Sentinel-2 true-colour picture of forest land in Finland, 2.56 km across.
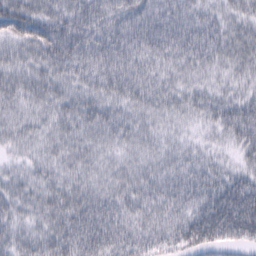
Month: February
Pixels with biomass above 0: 97%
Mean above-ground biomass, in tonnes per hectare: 45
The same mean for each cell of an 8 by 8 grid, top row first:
62 52 61 61 63 58 38 33
33 68 71 65 57 59 55 41
34 41 37 51 51 33 25 23
29 32 47 40 36 32 38 48
26 30 36 32 30 23 19 31
26 31 32 31 38 46 50 41
35 41 56 53 45 46 84 96
39 46 64 59 48 55 70 51
